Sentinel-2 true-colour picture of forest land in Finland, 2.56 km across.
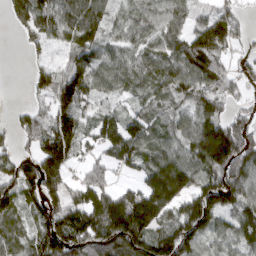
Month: March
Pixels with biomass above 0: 81%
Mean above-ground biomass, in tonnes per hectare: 90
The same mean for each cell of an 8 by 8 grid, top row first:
46 82 132 60 80 71 48 39
5 42 107 48 74 81 135 37
0 69 104 72 58 96 100 47
22 81 88 43 47 55 81 30
45 124 70 101 94 75 166 152
97 152 37 45 82 153 127 124
78 104 121 194 232 92 151 82
64 117 132 185 145 152 83 83
